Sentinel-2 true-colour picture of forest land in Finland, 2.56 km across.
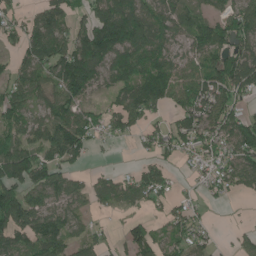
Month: June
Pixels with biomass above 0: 74%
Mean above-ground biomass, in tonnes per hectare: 86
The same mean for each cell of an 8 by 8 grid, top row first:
47 98 49 170 128 86 56 99
42 123 128 161 142 69 107 91
68 77 158 69 127 122 122 135
96 76 81 68 105 71 129 74
92 102 101 22 39 83 92 141
132 112 39 42 80 24 64 100
170 94 56 42 41 54 23 2
95 124 64 30 108 79 41 32
